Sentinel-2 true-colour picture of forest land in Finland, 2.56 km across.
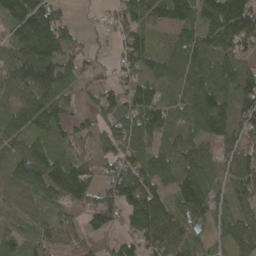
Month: April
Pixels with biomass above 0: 88%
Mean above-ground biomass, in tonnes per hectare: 81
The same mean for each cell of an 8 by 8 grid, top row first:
106 120 8 44 81 98 135 178
102 159 54 31 80 66 99 96
75 122 53 45 72 68 103 103
54 95 40 61 99 55 141 87
70 69 64 54 71 68 66 76
89 157 116 62 96 79 74 86
61 70 84 98 142 94 99 59
46 74 51 37 83 81 36 72
